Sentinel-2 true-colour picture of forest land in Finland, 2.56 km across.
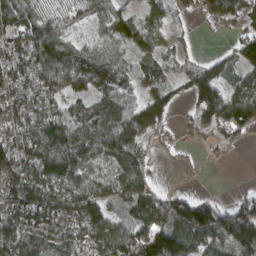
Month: March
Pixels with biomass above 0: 80%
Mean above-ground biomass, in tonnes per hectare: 83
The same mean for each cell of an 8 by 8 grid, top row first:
101 61 35 75 57 28 48 51
87 149 64 62 68 29 2 100
100 102 97 116 68 42 118 48
98 96 79 117 95 31 105 133
98 139 122 137 71 32 26 22
127 119 88 84 99 2 1 0
115 127 109 64 107 97 81 76
95 109 76 103 148 135 91 169
